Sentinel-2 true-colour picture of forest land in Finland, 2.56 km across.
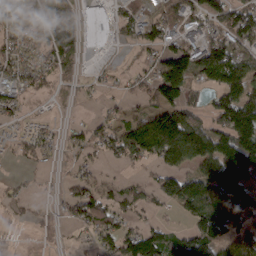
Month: March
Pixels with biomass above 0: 68%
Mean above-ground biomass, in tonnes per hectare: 64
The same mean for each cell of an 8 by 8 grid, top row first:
102 84 25 21 54 72 77 99
62 101 48 6 55 75 94 90
50 35 19 13 44 157 74 117
37 6 5 28 47 96 49 179
21 36 45 77 125 164 107 164
9 8 34 10 21 91 95 96
23 17 91 60 30 43 129 99
14 15 11 69 108 75 115 79
